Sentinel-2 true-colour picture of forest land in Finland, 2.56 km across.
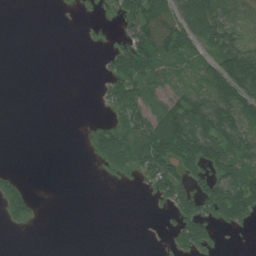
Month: July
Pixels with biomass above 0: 43%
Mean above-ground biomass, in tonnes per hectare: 35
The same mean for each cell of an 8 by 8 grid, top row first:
0 0 2 7 90 79 89 37
0 0 0 20 76 75 42 59
0 0 0 37 66 28 59 121
0 0 0 27 45 89 105 84
0 0 0 86 86 122 93 82
12 0 0 11 30 70 52 79
31 0 0 0 0 39 49 86
0 0 0 0 0 24 37 0
